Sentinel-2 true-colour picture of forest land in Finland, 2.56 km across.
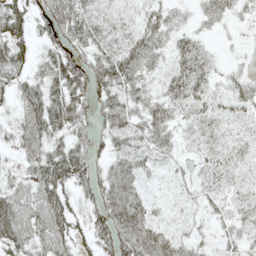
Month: May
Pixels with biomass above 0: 81%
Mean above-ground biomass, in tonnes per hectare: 36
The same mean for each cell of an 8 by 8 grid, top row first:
56 41 46 31 32 19 31 13
50 23 35 36 56 33 15 3
41 42 44 58 31 44 34 23
28 67 37 40 35 25 28 23
28 47 31 27 30 21 21 21
26 69 47 50 29 14 22 15
77 74 21 60 42 13 18 18
68 62 28 51 60 35 11 21
